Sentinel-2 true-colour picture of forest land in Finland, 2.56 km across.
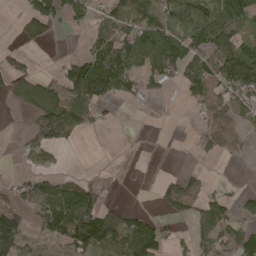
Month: April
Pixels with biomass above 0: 52%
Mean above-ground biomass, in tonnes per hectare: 65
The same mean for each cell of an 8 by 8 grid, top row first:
23 125 85 76 81 72 101 116
20 12 11 133 123 82 96 89
88 49 173 158 53 47 130 175
10 113 89 17 7 3 56 69
13 67 14 0 0 1 38 27
19 51 23 7 0 31 11 0
65 111 161 37 10 62 74 56
124 57 138 117 147 28 73 96
